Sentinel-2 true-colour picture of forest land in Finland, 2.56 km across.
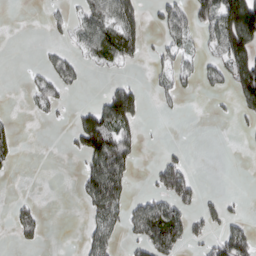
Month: March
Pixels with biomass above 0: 33%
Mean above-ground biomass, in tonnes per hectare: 47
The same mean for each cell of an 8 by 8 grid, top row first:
0 16 44 94 55 63 79 212
0 14 39 119 45 52 32 174
0 47 28 18 5 50 36 137
3 28 39 137 33 8 3 40
42 0 79 121 19 3 0 1
5 0 41 131 5 112 0 0
22 3 14 108 82 85 34 7
16 7 17 61 83 106 37 91
